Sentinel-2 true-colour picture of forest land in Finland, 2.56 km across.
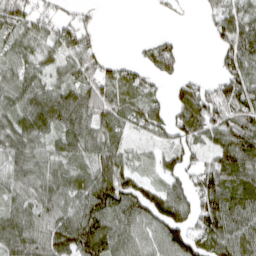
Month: April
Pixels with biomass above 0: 78%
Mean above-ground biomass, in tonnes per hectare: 74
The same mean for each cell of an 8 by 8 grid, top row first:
81 43 33 0 0 11 32 84
53 46 82 2 24 49 9 115
67 54 87 69 53 46 26 116
71 118 106 84 90 62 115 107
75 49 76 67 26 64 61 129
67 76 71 146 36 70 100 99
60 78 98 116 107 109 103 97
93 96 157 101 63 108 99 95
